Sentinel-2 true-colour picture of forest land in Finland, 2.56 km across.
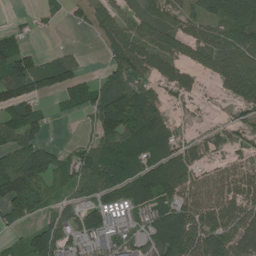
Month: July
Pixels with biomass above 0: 74%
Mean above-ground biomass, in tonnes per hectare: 73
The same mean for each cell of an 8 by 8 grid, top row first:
8 20 29 70 70 56 76 80
79 8 10 61 91 86 82 85
121 94 57 62 58 77 25 111
89 30 41 135 124 18 13 35
77 43 33 103 127 72 48 38
149 74 77 92 113 127 73 86
82 34 61 81 73 96 115 99
26 120 73 59 66 138 131 93
